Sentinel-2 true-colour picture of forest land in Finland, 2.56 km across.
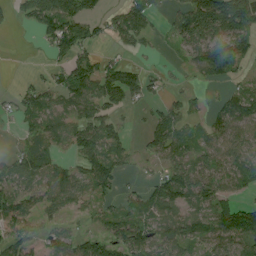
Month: August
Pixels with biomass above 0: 67%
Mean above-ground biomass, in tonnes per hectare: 57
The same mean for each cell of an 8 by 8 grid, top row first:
22 87 80 37 76 59 165 147
0 33 70 18 23 26 148 115
5 33 93 95 56 8 52 32
40 55 51 44 19 55 29 91
24 50 59 49 35 76 48 51
70 64 48 58 14 94 65 64
78 48 29 22 54 66 57 73
59 43 52 65 76 71 50 75
